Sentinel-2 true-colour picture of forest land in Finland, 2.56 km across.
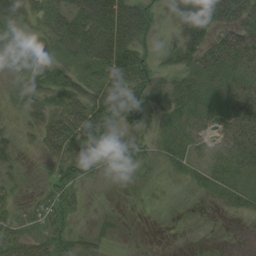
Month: August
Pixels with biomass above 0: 66%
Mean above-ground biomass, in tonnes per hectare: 27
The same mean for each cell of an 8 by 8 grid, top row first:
24 36 59 81 55 27 49 41
5 13 45 71 33 24 38 41
7 30 33 53 46 27 21 20
14 27 54 60 28 23 19 24
21 38 65 24 13 34 15 37
14 14 48 8 4 13 20 22
23 42 21 3 0 1 5 19
38 45 24 10 0 0 1 0
